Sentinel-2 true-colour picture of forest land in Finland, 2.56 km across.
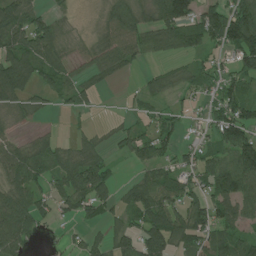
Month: July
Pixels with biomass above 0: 69%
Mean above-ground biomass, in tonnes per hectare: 64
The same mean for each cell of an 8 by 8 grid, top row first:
90 44 3 79 63 126 91 113
92 95 20 65 59 46 56 128
97 55 38 24 24 47 69 65
32 15 31 3 26 35 47 89
45 50 43 25 72 49 44 130
71 57 115 46 44 74 74 120
119 44 70 48 107 88 90 68
97 11 28 57 98 84 75 70
